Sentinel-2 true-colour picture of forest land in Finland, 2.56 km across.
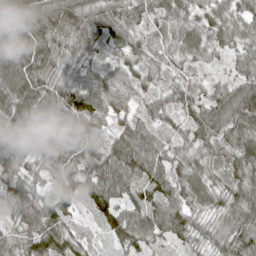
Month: April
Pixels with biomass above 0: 99%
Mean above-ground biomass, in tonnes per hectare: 72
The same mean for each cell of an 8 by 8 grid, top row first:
98 89 90 76 64 67 60 59
83 78 77 58 51 60 65 57
75 71 61 72 49 47 36 62
75 78 85 60 53 59 66 81
64 64 78 70 88 58 68 81
74 70 104 100 88 81 63 84
70 92 46 98 101 93 56 89
76 103 47 44 72 59 54 90
